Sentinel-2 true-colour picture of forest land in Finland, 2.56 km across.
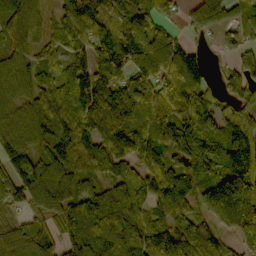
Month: October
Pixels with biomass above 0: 89%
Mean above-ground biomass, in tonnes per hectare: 100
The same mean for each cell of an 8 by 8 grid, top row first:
91 44 140 95 66 45 90 65
71 46 55 108 117 75 18 50
97 59 101 95 93 104 46 80
95 114 92 118 96 118 79 94
119 107 91 125 109 130 81 120
103 149 91 107 95 103 96 175
79 130 154 168 79 104 95 144
139 101 138 186 131 136 87 69
